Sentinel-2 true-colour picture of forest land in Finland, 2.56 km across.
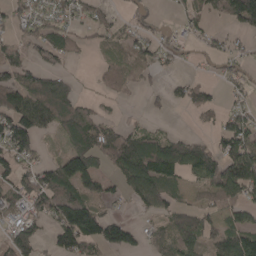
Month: April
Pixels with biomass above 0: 59%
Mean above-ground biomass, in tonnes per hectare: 56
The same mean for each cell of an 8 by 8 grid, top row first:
39 44 43 27 30 16 40 82
36 61 25 24 43 37 26 23
70 74 10 43 16 17 22 39
114 91 62 11 14 5 37 48
121 8 67 85 87 74 38 112
66 64 146 41 132 67 75 115
59 78 129 14 52 42 41 55
64 29 131 96 38 68 49 84
